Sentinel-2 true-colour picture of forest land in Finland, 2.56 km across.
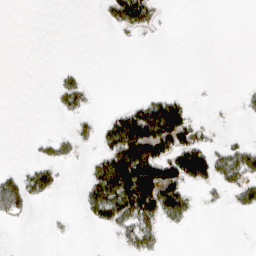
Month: March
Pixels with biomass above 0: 25%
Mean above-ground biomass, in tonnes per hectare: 34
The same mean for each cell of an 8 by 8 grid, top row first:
0 0 0 54 82 0 0 0
0 0 0 1 2 0 0 0
0 1 22 0 0 0 1 1
0 3 44 17 95 100 2 12
0 19 29 90 188 114 35 21
30 57 4 148 157 118 76 74
54 6 15 113 158 96 9 29
0 4 0 10 75 0 0 0
